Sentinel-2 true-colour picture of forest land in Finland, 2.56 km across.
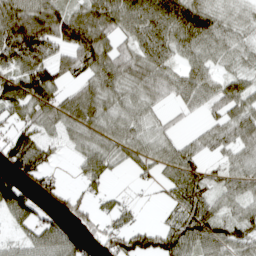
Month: April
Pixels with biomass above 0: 78%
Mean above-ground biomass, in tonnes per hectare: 74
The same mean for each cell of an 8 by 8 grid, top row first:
133 134 91 102 114 130 87 35
126 109 131 78 79 75 68 52
93 110 56 87 84 68 62 54
75 82 96 62 50 28 42 77
111 79 58 67 65 51 54 76
86 56 36 35 26 79 57 64
118 47 64 37 12 59 78 54
35 95 61 78 88 103 91 76
